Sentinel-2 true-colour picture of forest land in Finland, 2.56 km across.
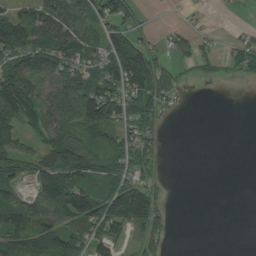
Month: August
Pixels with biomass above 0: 61%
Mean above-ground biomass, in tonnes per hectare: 59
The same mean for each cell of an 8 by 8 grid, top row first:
55 97 85 89 14 2 6 2
93 94 94 93 62 41 14 45
118 80 88 97 137 38 16 20
113 86 124 94 80 20 0 0
71 73 110 73 69 0 0 0
57 102 82 74 51 0 0 0
109 93 132 116 138 4 0 0
88 95 78 78 61 5 0 0
